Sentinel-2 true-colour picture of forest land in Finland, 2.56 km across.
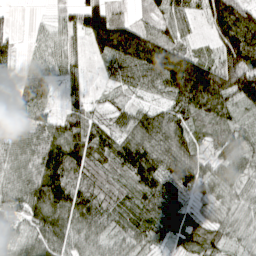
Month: April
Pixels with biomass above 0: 89%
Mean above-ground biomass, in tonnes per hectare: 73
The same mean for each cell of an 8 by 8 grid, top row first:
9 16 85 72 41 81 87 107
39 42 35 109 122 86 30 157
50 52 38 45 88 155 144 134
47 40 59 47 57 90 107 47
74 98 120 97 107 102 45 52
76 114 71 47 109 102 53 52
61 120 100 64 90 69 31 47
46 88 69 56 56 39 68 38
